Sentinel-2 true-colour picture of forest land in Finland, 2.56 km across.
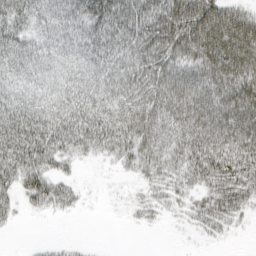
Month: March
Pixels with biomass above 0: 79%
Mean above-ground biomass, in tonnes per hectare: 56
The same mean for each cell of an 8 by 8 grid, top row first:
77 72 92 103 85 95 93 46
65 56 71 74 82 79 88 82
42 50 67 66 78 65 69 67
69 69 80 67 79 73 79 76
87 80 61 62 69 60 90 86
67 57 10 6 30 39 81 84
23 34 14 2 22 19 55 45
0 4 2 0 0 1 11 2
